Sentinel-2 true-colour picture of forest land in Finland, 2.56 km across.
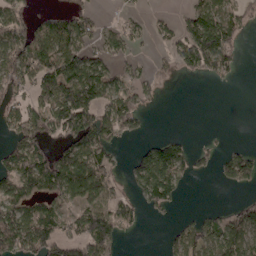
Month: April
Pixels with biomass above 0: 54%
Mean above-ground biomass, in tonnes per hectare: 61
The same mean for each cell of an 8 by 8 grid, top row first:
70 49 66 7 20 26 99 46
108 90 95 54 11 48 96 24
98 96 143 73 41 10 19 6
51 92 147 88 40 0 0 0
59 47 119 49 25 42 10 8
95 133 133 62 103 78 11 64
90 65 63 77 34 16 13 38
126 113 77 81 1 52 81 100
